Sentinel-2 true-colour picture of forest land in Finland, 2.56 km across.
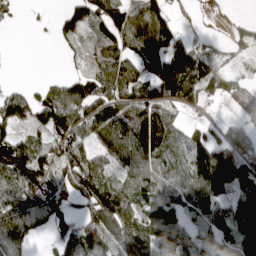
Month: April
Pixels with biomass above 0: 72%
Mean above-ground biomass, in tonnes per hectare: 94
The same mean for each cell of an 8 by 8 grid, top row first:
15 9 82 92 107 46 24 17
0 2 23 98 120 146 47 32
4 21 64 113 107 234 101 42
112 110 94 107 159 52 14 57
118 92 100 98 202 102 132 103
183 125 186 59 111 95 213 156
167 126 49 147 64 59 101 131
157 16 142 105 104 107 65 124
